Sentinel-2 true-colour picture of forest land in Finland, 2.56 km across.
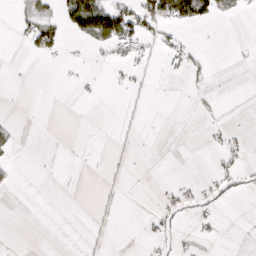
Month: March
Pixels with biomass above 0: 14%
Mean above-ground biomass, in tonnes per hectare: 10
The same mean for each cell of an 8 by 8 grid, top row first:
12 24 99 78 60 65 36 9
2 38 4 28 23 26 2 1
0 0 5 5 6 5 9 0
0 0 0 0 3 0 5 0
10 0 1 3 1 0 5 7
5 0 0 3 0 1 5 18
0 0 0 3 0 17 11 0
0 0 1 2 6 10 9 1
